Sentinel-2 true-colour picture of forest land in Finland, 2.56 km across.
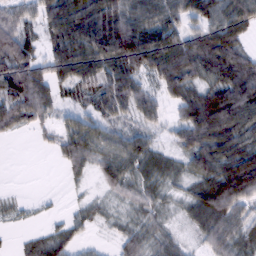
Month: February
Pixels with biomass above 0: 81%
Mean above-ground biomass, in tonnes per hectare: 56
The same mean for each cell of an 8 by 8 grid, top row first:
50 66 98 103 73 57 64 82
89 46 110 129 109 95 85 52
80 62 70 87 50 81 62 111
60 45 37 59 56 32 114 111
2 13 78 58 42 35 71 59
0 0 16 44 36 23 60 127
9 3 12 11 31 13 95 74
5 34 18 11 35 31 54 52
